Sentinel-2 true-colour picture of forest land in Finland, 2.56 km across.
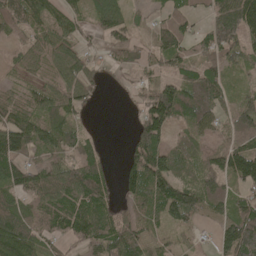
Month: May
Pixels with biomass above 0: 80%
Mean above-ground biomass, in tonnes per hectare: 76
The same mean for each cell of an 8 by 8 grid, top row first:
100 81 51 92 19 57 53 139
37 70 60 59 35 88 81 87
30 41 77 9 36 70 97 27
102 93 49 0 89 127 98 82
134 82 58 1 126 48 43 80
107 95 110 31 154 107 79 127
82 100 117 61 67 115 68 82
136 74 72 94 60 31 14 154
